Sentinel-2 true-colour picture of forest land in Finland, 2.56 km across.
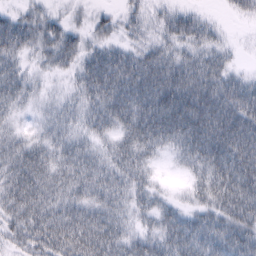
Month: February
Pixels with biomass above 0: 88%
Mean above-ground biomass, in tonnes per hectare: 60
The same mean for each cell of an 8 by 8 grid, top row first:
36 33 9 25 36 45 16 21
65 48 45 45 41 43 51 9
59 13 45 102 90 82 76 42
33 24 45 92 100 121 110 99
50 51 50 45 82 62 106 115
74 70 68 66 44 8 71 106
62 65 65 66 42 35 56 98
44 76 85 82 54 75 74 76
